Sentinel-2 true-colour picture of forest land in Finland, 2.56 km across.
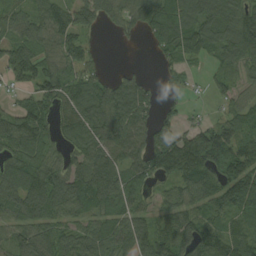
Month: August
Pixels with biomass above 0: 82%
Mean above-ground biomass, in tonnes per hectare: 73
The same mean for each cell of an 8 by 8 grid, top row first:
51 82 77 53 81 95 97 97
69 70 67 3 9 71 71 106
52 96 80 39 28 22 23 52
56 67 95 105 60 35 11 58
84 71 83 88 77 93 121 82
98 107 97 95 59 78 76 109
85 110 82 63 48 66 64 93
77 85 82 70 86 77 85 77
